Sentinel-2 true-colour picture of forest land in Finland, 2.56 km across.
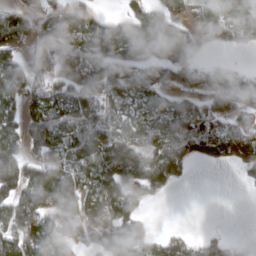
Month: March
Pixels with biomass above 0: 68%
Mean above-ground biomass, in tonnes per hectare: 69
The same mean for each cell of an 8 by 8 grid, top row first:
72 82 119 36 72 57 56 100
69 77 77 107 91 113 22 34
79 75 45 87 69 49 54 61
67 96 86 53 55 77 100 51
69 90 92 112 66 107 93 96
92 108 75 115 102 44 0 11
91 94 76 86 27 0 0 0
88 118 44 83 64 44 42 7
